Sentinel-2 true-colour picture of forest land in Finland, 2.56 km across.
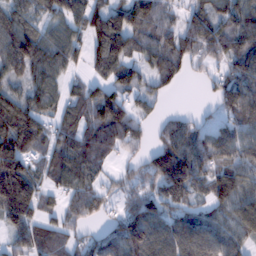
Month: February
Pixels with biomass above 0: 82%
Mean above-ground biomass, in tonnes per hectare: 89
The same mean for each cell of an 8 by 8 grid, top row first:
89 72 89 115 125 45 90 87
132 99 59 144 87 97 94 95
66 92 35 83 64 54 36 103
123 69 90 149 42 20 27 99
140 73 102 100 36 122 102 105
182 65 100 37 68 180 94 92
163 39 82 30 103 76 60 107
69 90 42 91 148 125 116 82
